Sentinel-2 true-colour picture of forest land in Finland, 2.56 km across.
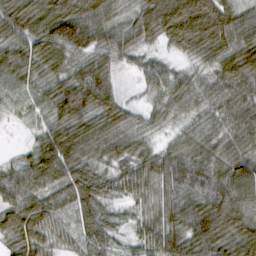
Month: February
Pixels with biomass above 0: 97%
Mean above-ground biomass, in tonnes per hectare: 68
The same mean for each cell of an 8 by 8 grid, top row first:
95 118 117 65 69 127 115 60
64 100 86 70 42 39 81 93
73 69 88 50 37 54 42 80
34 65 99 84 34 45 46 69
7 80 97 68 42 38 59 64
53 76 73 48 65 74 77 85
74 64 66 36 42 72 97 79
63 51 43 47 49 78 99 90
